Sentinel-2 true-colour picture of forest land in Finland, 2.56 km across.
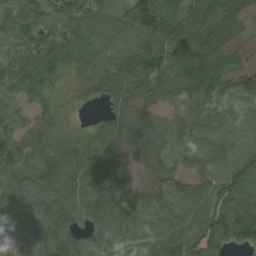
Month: September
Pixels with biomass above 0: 93%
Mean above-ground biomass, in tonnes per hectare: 55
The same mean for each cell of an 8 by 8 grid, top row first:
62 53 67 50 92 82 67 51
53 72 72 63 88 88 77 27
84 63 43 76 75 57 61 37
33 32 8 33 42 23 40 15
55 52 42 61 65 46 48 17
39 76 63 54 29 32 55 60
43 38 55 69 54 47 83 88
48 54 50 64 57 70 67 69
